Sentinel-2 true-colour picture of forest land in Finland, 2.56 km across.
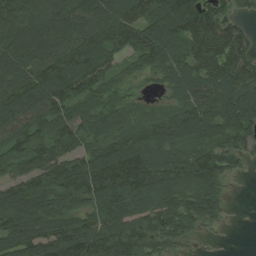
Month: August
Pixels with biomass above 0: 90%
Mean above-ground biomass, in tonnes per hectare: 116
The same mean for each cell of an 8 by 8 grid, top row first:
132 135 149 136 128 163 125 44
145 140 143 114 130 94 153 117
140 166 160 72 33 91 118 131
146 121 92 88 47 85 127 153
98 117 107 114 132 118 118 76
85 138 184 196 167 139 142 26
149 141 104 154 126 112 102 1
155 131 144 150 130 70 8 0
